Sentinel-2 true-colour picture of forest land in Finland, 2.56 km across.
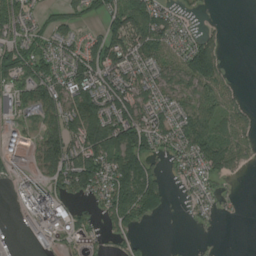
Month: August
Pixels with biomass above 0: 63%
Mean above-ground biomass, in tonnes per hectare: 51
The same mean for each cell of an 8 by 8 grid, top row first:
66 25 37 60 90 30 4 0
59 47 45 74 72 41 75 0
67 85 88 64 54 57 84 5
47 62 115 84 59 48 52 31
41 80 80 98 93 49 81 47
27 58 112 95 106 19 37 14
19 106 17 91 112 3 23 5
10 31 24 20 11 1 1 0
